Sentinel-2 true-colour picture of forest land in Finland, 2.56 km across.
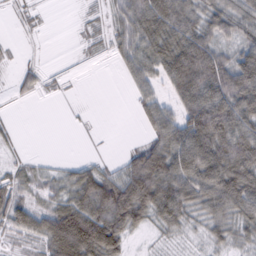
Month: February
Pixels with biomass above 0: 74%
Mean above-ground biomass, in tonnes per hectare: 52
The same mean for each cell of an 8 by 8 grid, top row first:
18 6 9 36 83 85 61 61
8 3 11 29 66 83 75 58
21 16 3 1 47 77 101 102
4 0 4 0 39 57 122 97
15 0 2 1 38 85 110 97
35 26 57 48 115 92 104 102
72 47 83 107 85 88 63 79
30 79 120 93 8 18 34 38
